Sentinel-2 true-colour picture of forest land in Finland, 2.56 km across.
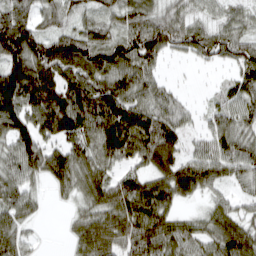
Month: March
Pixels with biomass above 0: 87%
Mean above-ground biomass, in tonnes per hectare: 77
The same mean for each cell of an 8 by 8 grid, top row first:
85 48 47 53 77 62 38 44
130 80 103 102 121 51 69 71
141 100 104 94 77 9 3 65
120 140 131 128 87 61 31 68
99 64 87 114 108 86 55 84
69 72 89 62 69 120 80 56
65 10 42 94 106 52 42 46
65 2 65 96 102 88 70 117
